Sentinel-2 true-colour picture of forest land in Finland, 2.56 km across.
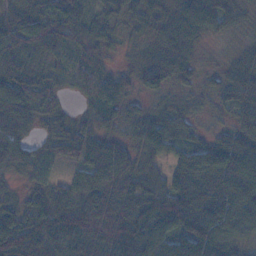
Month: November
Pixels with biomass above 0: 92%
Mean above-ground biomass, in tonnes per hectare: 62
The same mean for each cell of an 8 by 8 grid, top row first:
66 64 46 34 47 69 75 34
73 62 50 22 28 84 10 21
80 52 46 49 57 55 18 78
65 49 25 42 29 38 15 65
72 39 91 58 49 46 48 70
33 23 50 92 61 65 92 88
62 85 92 98 109 137 99 70
122 77 79 84 80 78 102 54
